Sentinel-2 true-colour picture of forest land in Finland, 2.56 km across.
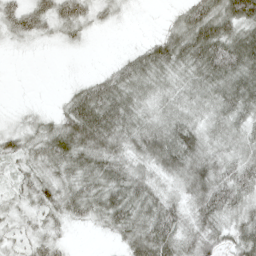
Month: April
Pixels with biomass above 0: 84%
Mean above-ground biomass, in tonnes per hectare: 42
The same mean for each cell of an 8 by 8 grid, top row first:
42 45 44 19 1 21 68 77
9 6 11 0 26 62 83 79
0 0 12 39 51 39 59 69
8 13 67 66 41 42 39 49
35 54 67 57 58 69 45 41
24 41 48 53 42 45 68 48
25 40 46 67 55 41 61 45
21 35 1 15 65 52 53 53
